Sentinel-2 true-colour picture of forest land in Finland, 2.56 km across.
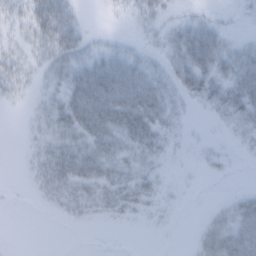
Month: February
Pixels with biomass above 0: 54%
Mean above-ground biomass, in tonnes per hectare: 23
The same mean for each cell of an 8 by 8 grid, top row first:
15 59 15 2 15 9 10 4
10 26 31 18 9 30 64 21
15 14 62 90 60 27 39 49
1 24 80 87 66 17 11 33
0 21 42 42 41 6 6 7
0 29 45 30 22 2 5 1
1 6 17 18 14 6 4 30
0 0 0 0 0 0 24 72
